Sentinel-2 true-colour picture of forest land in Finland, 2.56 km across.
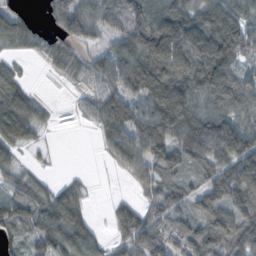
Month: November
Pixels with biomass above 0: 80%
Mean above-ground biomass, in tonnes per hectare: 72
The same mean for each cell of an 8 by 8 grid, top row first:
42 29 98 77 103 113 82 70
29 28 44 60 118 133 126 66
39 3 33 78 89 117 124 67
120 19 22 85 84 88 85 84
77 9 0 71 103 97 143 134
41 14 10 7 69 57 63 138
96 88 71 18 43 57 91 98
42 96 103 35 86 66 111 100
